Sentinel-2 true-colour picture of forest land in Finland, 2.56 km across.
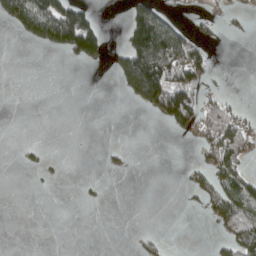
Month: April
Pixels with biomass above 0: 24%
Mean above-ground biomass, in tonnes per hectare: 41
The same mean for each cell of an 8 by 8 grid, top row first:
88 167 129 0 137 20 20 9
0 39 144 20 253 209 40 0
0 0 0 11 234 133 36 0
0 0 0 0 30 183 65 35
4 4 0 5 0 2 68 91
0 6 2 5 0 2 57 101
0 0 3 0 0 0 48 112
0 0 0 0 15 0 7 111
